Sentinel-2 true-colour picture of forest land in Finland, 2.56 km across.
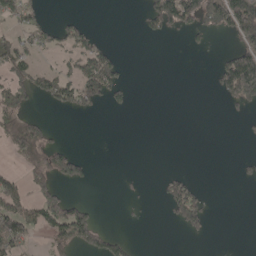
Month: May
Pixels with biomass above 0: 26%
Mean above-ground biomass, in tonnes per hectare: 42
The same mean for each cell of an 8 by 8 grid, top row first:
46 12 13 0 41 141 106 197
57 34 55 23 0 0 14 94
67 63 93 85 0 0 8 250
104 16 35 14 0 0 0 20
114 75 1 0 0 0 0 3
32 106 55 0 4 35 0 13
88 99 56 0 3 82 38 0
78 49 105 55 0 0 9 0
